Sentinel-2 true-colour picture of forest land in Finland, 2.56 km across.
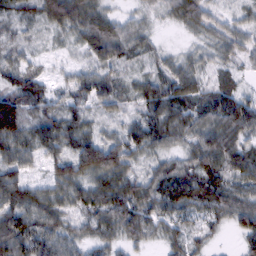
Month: February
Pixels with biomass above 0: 92%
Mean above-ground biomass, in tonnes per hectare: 49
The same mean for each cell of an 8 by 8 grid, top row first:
30 60 66 34 20 41 35 20
36 11 28 78 34 9 28 34
49 30 42 45 35 61 28 20
98 45 37 34 47 63 58 77
68 55 65 69 57 36 65 59
71 43 63 79 43 68 70 57
77 68 47 81 60 60 52 53
84 64 37 37 32 30 19 24
